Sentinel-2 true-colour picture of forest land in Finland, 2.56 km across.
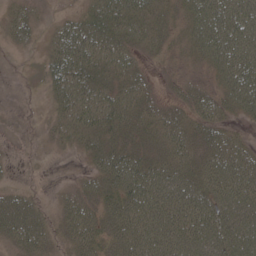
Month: May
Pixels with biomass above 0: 78%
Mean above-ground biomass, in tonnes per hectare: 43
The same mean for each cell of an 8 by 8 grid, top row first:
26 4 26 53 54 27 72 82
10 27 78 56 26 18 58 77
4 35 67 44 25 13 16 75
4 10 69 62 39 27 39 31
3 7 23 41 37 58 44 30
3 2 11 56 68 64 62 74
45 14 43 44 76 80 73 72
40 29 46 43 79 76 76 75
